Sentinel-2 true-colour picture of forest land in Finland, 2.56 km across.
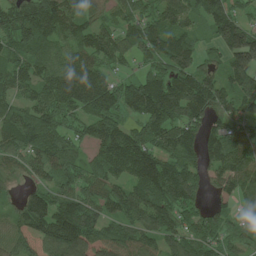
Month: June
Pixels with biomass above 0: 89%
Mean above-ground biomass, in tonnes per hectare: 102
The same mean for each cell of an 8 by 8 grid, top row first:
136 155 79 57 93 102 133 76
93 69 86 107 96 124 49 181
87 86 162 83 98 117 101 120
73 98 94 113 136 127 133 87
99 99 58 124 118 139 121 106
40 63 87 83 127 157 79 116
54 133 141 83 127 121 56 46
77 115 147 100 92 96 94 74
